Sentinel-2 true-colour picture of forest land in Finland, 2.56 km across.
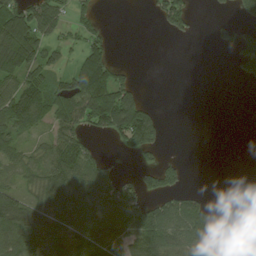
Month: August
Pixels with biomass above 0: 51%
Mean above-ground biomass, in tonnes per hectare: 51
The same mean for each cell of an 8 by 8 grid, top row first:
100 80 38 0 3 94 6 41
128 41 33 23 0 0 5 85
59 49 96 85 4 0 0 40
90 75 106 185 122 0 0 0
43 44 55 25 99 0 0 0
35 77 81 41 43 48 0 0
90 61 79 85 85 84 41 0
70 60 68 73 108 91 65 0
